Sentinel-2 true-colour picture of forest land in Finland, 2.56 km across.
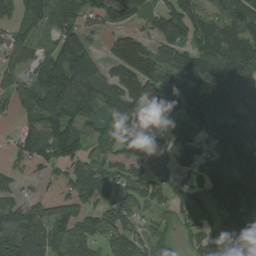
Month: August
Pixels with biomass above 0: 82%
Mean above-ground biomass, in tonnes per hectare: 111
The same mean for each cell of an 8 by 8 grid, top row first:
70 133 98 79 75 137 120 149
112 73 147 48 76 138 143 186
86 198 246 106 138 112 135 198
58 188 188 87 159 141 202 141
48 155 111 68 117 130 69 127
42 32 93 69 67 64 102 145
69 80 97 66 59 78 84 128
173 122 94 91 71 53 65 148
